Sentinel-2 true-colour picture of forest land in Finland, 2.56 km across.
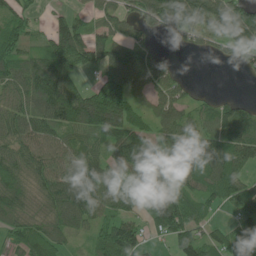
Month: June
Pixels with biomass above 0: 79%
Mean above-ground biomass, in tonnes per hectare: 94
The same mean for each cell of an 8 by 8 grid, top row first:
59 29 39 75 84 148 103 114
74 94 144 119 82 28 31 77
111 168 64 149 123 61 0 3
92 136 174 207 63 84 61 79
91 93 89 110 146 103 86 120
112 110 116 97 159 124 101 82
120 98 129 82 95 158 58 78
66 103 26 118 57 66 60 82
